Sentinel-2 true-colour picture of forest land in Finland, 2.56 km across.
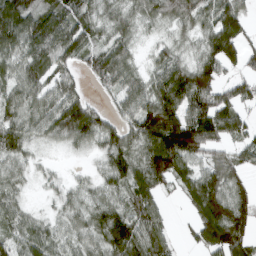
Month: March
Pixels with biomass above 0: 85%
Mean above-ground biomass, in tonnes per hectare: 71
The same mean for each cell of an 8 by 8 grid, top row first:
126 95 75 61 60 72 65 71
86 106 76 76 14 38 67 83
63 65 36 75 60 121 94 50
60 82 106 41 109 119 113 59
69 31 50 75 104 152 81 51
37 19 16 71 92 83 73 44
49 15 50 73 90 6 123 87
59 67 47 101 98 22 90 92
